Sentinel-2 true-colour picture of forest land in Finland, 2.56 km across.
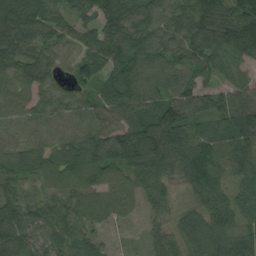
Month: August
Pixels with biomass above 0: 95%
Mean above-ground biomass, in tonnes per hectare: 83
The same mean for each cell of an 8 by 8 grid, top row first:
166 90 59 116 76 85 138 159
97 61 62 103 90 74 96 137
71 46 74 86 91 79 42 46
50 46 47 71 81 108 90 114
50 57 93 110 152 137 79 90
71 80 127 90 103 67 97 54
82 41 74 76 42 49 97 77
93 56 47 13 27 59 133 112
